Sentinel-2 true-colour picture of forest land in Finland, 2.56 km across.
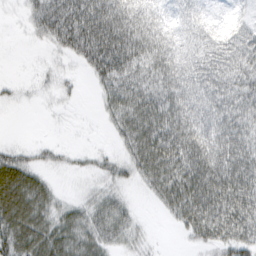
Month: February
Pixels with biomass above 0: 77%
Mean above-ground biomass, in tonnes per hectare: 47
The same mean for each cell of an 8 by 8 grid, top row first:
5 71 100 100 73 37 30 20
0 19 71 106 73 52 54 55
6 12 10 57 48 66 60 49
2 4 2 35 69 68 61 53
13 13 2 12 72 76 75 58
67 19 10 27 45 71 85 71
74 50 34 47 4 63 93 85
72 68 60 38 18 3 46 63
